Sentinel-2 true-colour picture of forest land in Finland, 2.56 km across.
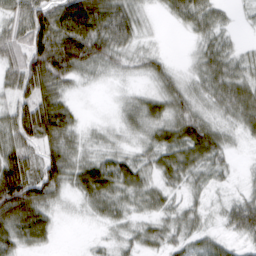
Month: March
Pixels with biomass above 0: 85%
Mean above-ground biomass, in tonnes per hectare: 48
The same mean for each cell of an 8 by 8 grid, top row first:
58 89 129 82 23 38 53 9
58 107 107 66 20 0 43 18
62 96 33 12 18 27 53 54
65 105 16 7 50 49 29 57
75 60 35 18 31 71 79 10
116 81 64 79 42 48 34 9
129 52 17 47 32 27 17 52
56 29 1 17 34 29 31 27
